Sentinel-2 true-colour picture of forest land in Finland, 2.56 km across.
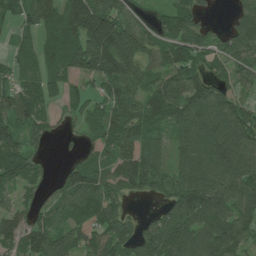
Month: July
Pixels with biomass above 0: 83%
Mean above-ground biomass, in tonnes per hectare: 92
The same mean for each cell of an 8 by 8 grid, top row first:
63 96 148 135 33 89 25 67
35 71 168 237 108 86 70 84
58 70 70 135 87 83 95 55
92 44 46 80 98 109 137 92
100 42 21 95 90 63 134 137
112 31 105 87 123 77 133 145
61 67 98 84 8 97 144 113
79 119 79 97 82 127 137 110
